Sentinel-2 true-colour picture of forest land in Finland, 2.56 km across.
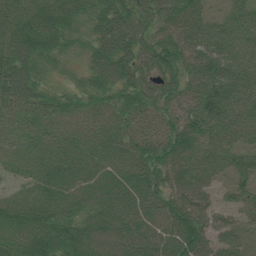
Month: July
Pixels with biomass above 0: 96%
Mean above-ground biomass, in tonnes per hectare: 69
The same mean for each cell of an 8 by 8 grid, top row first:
93 77 63 87 74 74 48 65
84 65 39 94 70 77 85 84
93 37 33 79 64 64 82 100
55 68 51 65 59 56 105 96
34 49 54 62 78 73 71 72
26 63 62 60 84 64 64 59
64 76 56 80 80 85 60 50
57 86 85 73 85 94 65 44
